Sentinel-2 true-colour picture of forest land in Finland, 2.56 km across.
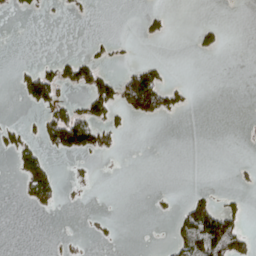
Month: April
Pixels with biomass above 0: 15%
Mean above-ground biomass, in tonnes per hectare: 16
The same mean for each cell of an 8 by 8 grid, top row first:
6 2 4 0 10 1 0 0
0 0 1 11 0 0 15 0
12 53 44 35 96 3 0 0
0 31 33 38 62 18 0 0
28 39 78 17 0 0 0 0
17 62 5 0 0 0 0 3
1 17 2 0 0 9 64 17
0 1 3 4 0 30 134 49
